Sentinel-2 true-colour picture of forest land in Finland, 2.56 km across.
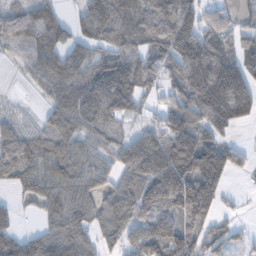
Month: November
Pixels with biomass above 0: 80%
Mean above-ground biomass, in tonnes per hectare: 104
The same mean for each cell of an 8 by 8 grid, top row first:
95 91 62 153 135 167 72 37
73 104 74 92 101 161 140 60
8 87 119 198 131 109 237 145
17 58 127 139 43 115 152 129
127 91 87 73 127 149 126 33
86 99 102 66 126 174 168 24
42 97 128 123 128 152 109 15
90 101 113 71 137 165 71 33
